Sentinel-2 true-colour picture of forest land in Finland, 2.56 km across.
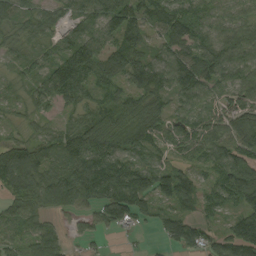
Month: August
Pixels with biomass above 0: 89%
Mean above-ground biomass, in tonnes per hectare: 71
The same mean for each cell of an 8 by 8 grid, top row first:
61 48 63 106 77 86 65 55
34 49 108 81 53 68 88 99
33 104 93 70 84 92 89 75
25 32 49 68 84 48 49 66
52 68 89 91 78 55 79 81
110 85 110 115 93 87 43 100
79 75 60 108 76 71 42 75
59 110 26 6 4 74 50 120
